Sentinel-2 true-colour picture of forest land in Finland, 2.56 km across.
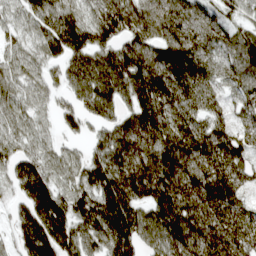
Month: April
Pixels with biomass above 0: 92%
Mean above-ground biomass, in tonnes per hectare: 112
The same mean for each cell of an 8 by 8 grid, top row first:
51 115 84 164 135 113 83 67
55 78 129 106 116 144 77 127
74 52 112 148 153 120 76 84
77 40 87 85 185 115 81 52
69 52 33 165 171 165 124 77
95 98 81 164 184 164 134 69
58 169 125 180 119 186 128 74
80 190 133 181 122 157 143 111
